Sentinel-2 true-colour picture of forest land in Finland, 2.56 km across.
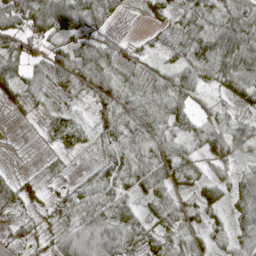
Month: April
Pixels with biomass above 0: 90%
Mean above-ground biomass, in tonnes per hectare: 50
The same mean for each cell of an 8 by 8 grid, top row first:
81 92 78 44 10 29 59 60
61 45 86 60 19 31 84 61
70 56 53 72 41 60 40 72
16 31 19 63 60 57 36 23
2 18 43 64 78 47 58 61
16 17 12 60 69 48 36 34
22 27 84 83 36 57 48 50
20 25 115 123 55 37 45 57
